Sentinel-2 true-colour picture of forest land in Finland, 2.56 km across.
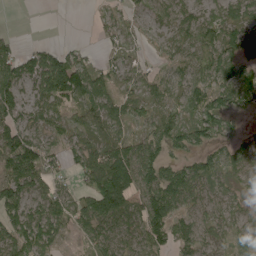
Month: May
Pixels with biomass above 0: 79%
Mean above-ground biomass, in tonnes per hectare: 68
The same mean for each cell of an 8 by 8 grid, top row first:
0 1 0 38 37 73 51 70
37 40 25 30 27 58 94 93
93 130 92 49 57 58 87 91
67 52 58 72 56 72 89 51
105 45 62 80 74 64 63 67
110 71 47 107 102 86 96 72
95 77 80 105 94 86 65 42
100 74 41 86 92 70 62 67
